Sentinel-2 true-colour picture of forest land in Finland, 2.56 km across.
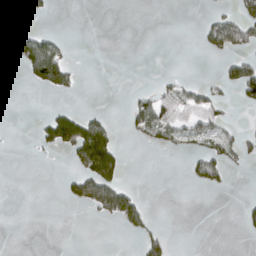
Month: April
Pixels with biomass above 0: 19%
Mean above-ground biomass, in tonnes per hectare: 22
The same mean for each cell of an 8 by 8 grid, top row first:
31 16 0 0 0 0 11 45
85 66 0 0 0 0 25 46
11 85 11 0 0 15 7 73
0 13 21 4 53 54 48 5
0 38 106 56 16 29 33 33
0 0 57 69 0 0 49 1
0 0 23 95 30 0 0 10
0 0 0 0 43 5 0 2
